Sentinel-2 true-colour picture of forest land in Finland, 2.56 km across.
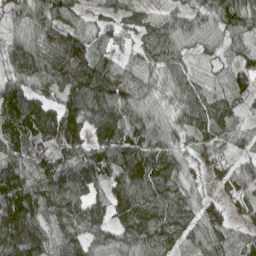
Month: April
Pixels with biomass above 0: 93%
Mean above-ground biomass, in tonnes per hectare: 82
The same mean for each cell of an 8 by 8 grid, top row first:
58 95 44 37 44 54 64 100
86 113 118 50 67 74 35 46
77 103 129 123 61 73 24 58
118 73 122 119 85 58 84 34
108 152 99 113 99 63 71 30
105 92 114 89 107 70 43 90
126 94 99 92 97 93 62 40
117 83 88 69 106 77 83 66
